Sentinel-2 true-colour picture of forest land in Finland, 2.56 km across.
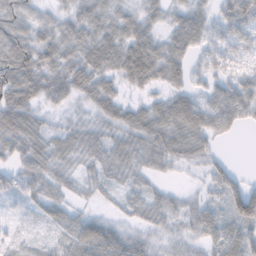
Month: November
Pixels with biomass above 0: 87%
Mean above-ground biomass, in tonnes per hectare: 39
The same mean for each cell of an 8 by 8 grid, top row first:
53 22 39 37 33 25 31 80
70 49 49 60 64 49 36 35
78 63 63 36 54 37 31 36
64 21 11 42 46 62 58 58
42 32 27 32 38 50 29 2
41 35 17 22 21 8 29 23
7 28 13 11 32 28 44 87
9 10 54 77 32 27 49 72
